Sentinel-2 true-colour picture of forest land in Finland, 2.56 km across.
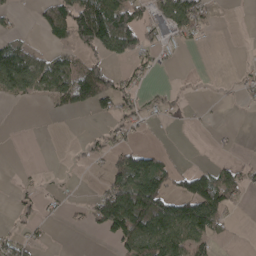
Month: April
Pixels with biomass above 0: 39%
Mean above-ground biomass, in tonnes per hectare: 43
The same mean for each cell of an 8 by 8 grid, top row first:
17 67 116 144 41 98 37 0
73 27 69 82 48 20 2 1
111 92 108 50 13 2 0 17
0 7 25 41 30 7 3 2
0 0 9 30 15 1 1 2
2 3 1 57 137 46 74 54
20 12 12 141 143 104 149 13
38 7 0 40 113 112 67 2
